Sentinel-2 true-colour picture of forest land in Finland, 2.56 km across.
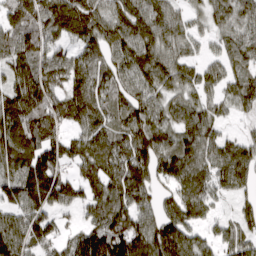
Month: March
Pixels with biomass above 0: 90%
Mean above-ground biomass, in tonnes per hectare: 98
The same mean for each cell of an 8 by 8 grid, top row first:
118 127 136 91 104 69 67 81
110 103 64 91 132 82 25 79
110 116 126 95 95 102 71 74
144 137 145 98 118 75 68 37
148 106 84 115 122 85 85 67
121 185 102 138 112 91 60 97
92 109 73 148 93 105 65 57
128 73 63 77 129 154 31 82
